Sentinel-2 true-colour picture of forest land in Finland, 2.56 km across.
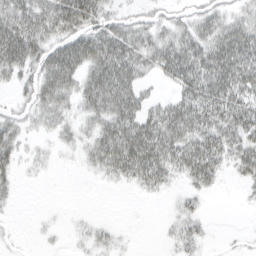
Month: March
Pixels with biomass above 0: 66%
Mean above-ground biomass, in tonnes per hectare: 27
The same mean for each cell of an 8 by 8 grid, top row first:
54 52 64 21 15 15 25 20
63 38 49 55 38 44 44 52
22 45 38 63 21 34 54 53
13 28 21 49 35 42 47 46
25 6 16 53 60 47 43 36
14 2 2 21 42 21 33 16
4 1 0 0 0 8 4 2
3 3 6 9 0 14 7 3
